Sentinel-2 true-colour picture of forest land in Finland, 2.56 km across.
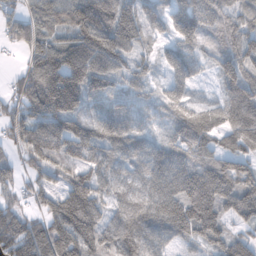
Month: November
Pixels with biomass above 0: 90%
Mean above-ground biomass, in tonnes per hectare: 110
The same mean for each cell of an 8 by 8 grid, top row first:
59 112 140 159 96 89 122 78
43 115 190 186 48 76 57 103
48 182 177 99 64 76 22 129
72 169 111 95 55 71 58 136
76 165 144 119 78 94 76 91
68 63 103 92 99 147 144 127
88 98 225 83 124 158 163 114
194 192 185 124 131 78 99 76
